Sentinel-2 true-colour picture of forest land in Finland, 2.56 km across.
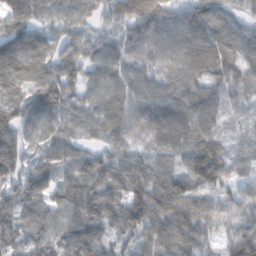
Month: February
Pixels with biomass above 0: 97%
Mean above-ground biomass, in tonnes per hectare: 97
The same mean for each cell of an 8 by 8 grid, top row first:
120 83 76 76 117 94 125 60
139 81 78 75 103 107 137 106
88 102 83 100 76 77 91 83
106 102 68 102 98 111 94 50
109 77 62 75 72 101 96 50
102 109 117 115 94 110 158 67
103 92 120 113 138 116 81 100
77 97 125 82 95 112 70 136
